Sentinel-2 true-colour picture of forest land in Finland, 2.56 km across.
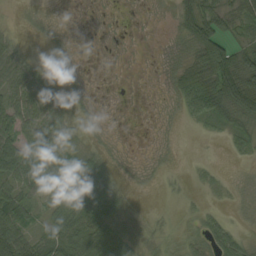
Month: September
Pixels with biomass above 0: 68%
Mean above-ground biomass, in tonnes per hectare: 30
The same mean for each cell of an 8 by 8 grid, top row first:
1 3 1 2 2 29 64 41
23 3 2 1 1 6 82 33
58 31 4 1 1 36 88 107
56 58 8 1 1 14 81 69
59 51 16 5 1 2 2 25
60 64 99 33 5 4 12 3
72 27 65 59 4 4 10 6
82 53 52 54 22 14 35 22
